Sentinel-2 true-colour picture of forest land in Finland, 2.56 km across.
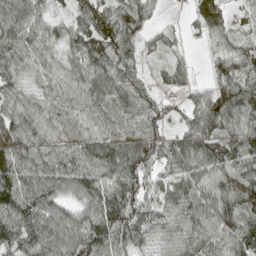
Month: April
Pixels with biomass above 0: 91%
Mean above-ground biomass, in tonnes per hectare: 70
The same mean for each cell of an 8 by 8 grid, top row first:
96 53 63 90 57 2 87 25
92 65 68 85 36 20 19 55
57 62 76 81 35 40 24 87
72 78 76 87 69 24 87 100
87 79 80 83 78 56 82 82
103 93 95 77 52 63 75 68
106 89 59 108 50 75 90 76
75 103 97 95 48 67 79 74
